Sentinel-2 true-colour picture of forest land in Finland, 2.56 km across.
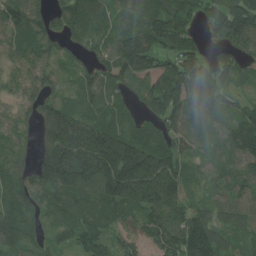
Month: July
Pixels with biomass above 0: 91%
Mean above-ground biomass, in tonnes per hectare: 127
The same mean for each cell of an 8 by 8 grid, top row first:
131 109 157 97 124 143 92 204
95 109 70 115 217 155 74 107
74 100 83 116 116 214 225 75
54 111 113 102 94 182 157 81
69 143 211 215 141 102 89 130
119 180 207 225 270 173 55 89
132 99 130 131 174 142 83 78
104 59 94 92 91 162 163 67
